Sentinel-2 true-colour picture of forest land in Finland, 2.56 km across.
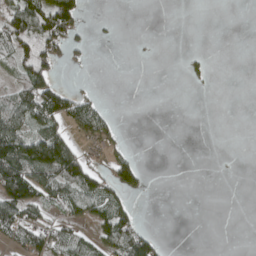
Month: April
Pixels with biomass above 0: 34%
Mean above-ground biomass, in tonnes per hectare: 34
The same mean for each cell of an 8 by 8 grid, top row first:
98 118 59 3 0 0 0 0
65 66 18 0 1 0 2 0
56 79 3 0 0 0 12 0
85 81 87 15 0 0 0 0
132 158 34 34 0 0 0 0
130 92 94 73 24 0 0 0
94 45 57 74 1 0 0 0
45 53 43 76 73 0 0 0
